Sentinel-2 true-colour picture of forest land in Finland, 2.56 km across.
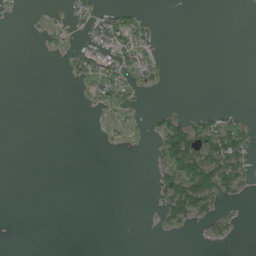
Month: July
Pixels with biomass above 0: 20%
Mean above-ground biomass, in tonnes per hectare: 16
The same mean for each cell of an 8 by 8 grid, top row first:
4 6 35 42 16 0 0 0
0 9 22 61 46 0 0 0
0 0 24 71 17 0 0 0
0 0 0 16 7 15 12 6
0 0 0 1 3 115 81 58
0 0 0 0 0 77 111 45
0 0 0 0 0 51 35 4
0 0 0 0 0 0 9 2
